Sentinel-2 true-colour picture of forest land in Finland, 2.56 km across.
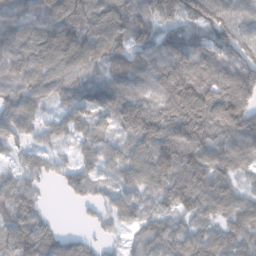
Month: February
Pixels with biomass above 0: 91%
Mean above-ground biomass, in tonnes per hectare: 82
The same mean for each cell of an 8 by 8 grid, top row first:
64 98 104 105 83 104 146 80
82 123 130 102 85 118 106 103
68 90 76 80 69 131 114 103
110 42 75 92 107 123 129 104
56 35 47 54 100 121 86 78
64 54 82 42 103 117 93 45
74 13 22 66 60 69 59 71
94 74 45 20 64 76 58 60
